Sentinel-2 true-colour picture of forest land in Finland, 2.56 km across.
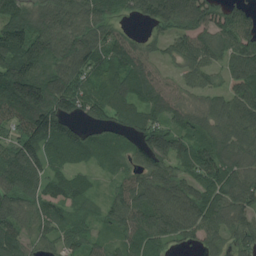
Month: July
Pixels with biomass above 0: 89%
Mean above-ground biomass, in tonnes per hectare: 89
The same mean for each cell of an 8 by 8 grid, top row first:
93 79 93 61 70 134 98 76
159 114 105 87 49 64 91 109
168 110 86 96 98 45 53 102
124 143 68 108 115 70 75 114
95 107 103 57 95 78 83 86
111 81 57 36 92 87 87 89
83 93 54 66 121 150 98 95
90 48 63 43 83 67 63 72
